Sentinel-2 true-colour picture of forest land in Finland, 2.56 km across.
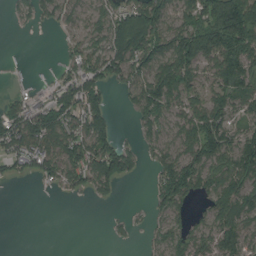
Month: August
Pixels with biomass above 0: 64%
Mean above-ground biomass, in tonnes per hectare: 74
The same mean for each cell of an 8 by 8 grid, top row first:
29 39 45 95 140 76 140 202
2 1 54 101 123 133 135 164
3 10 89 63 97 156 65 131
63 106 98 43 88 70 122 63
99 103 124 82 41 75 148 102
33 51 86 104 15 156 103 121
0 0 1 7 9 78 57 112
0 0 0 11 13 69 68 105
